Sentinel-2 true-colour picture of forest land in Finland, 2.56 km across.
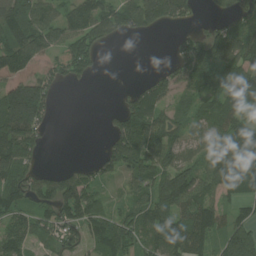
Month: July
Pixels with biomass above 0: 72%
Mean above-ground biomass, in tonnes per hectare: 88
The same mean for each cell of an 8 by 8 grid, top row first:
128 73 118 117 125 76 21 66
134 74 106 12 0 44 120 137
90 70 33 1 28 76 95 110
209 68 0 31 108 42 80 79
176 19 0 90 130 87 98 177
107 69 80 48 104 125 102 190
91 85 120 34 91 119 98 52
90 73 71 133 91 140 73 181
